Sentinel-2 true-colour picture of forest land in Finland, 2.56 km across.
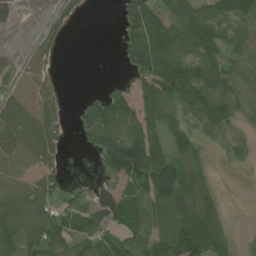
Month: July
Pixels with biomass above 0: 69%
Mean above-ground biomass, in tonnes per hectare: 68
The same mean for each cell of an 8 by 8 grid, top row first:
26 15 20 2 144 96 78 74
9 43 0 1 140 97 87 65
47 60 0 12 85 139 99 60
121 95 38 125 90 64 124 47
103 111 21 110 131 64 27 29
79 67 4 54 116 130 36 2
133 86 44 110 63 90 69 0
89 117 68 38 44 98 80 10
